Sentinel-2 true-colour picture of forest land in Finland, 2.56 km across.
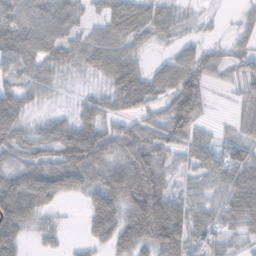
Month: November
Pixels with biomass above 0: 84%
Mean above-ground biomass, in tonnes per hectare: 54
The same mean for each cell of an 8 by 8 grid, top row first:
71 74 37 65 61 34 7 15
57 55 60 73 25 23 29 28
31 36 10 63 54 78 43 40
69 14 39 45 43 109 21 24
62 53 116 68 64 65 48 55
57 71 72 87 82 29 48 63
107 33 9 83 117 68 54 83
69 22 11 55 80 91 51 26
